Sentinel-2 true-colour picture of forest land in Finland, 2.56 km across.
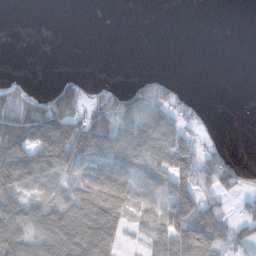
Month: November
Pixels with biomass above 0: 51%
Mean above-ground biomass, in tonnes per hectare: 56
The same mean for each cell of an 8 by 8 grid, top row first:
0 0 0 0 0 0 0 0
0 0 0 0 0 0 0 0
16 3 38 9 34 23 0 0
115 122 104 114 83 66 8 0
126 170 162 102 103 103 25 0
117 72 53 111 72 113 84 39
75 77 100 125 53 120 87 25
93 87 162 101 25 112 105 42
